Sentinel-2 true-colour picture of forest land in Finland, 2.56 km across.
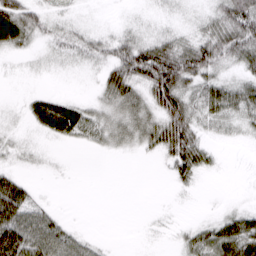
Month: March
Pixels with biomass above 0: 63%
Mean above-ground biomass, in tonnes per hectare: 28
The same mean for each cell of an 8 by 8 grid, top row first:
61 22 8 2 8 13 27 75
26 15 30 34 46 52 65 63
3 4 3 47 52 83 41 28
6 56 40 37 41 74 39 43
15 7 16 25 29 71 22 6
22 4 0 0 0 32 9 0
66 14 0 0 1 3 1 13
78 54 22 2 2 10 47 73
